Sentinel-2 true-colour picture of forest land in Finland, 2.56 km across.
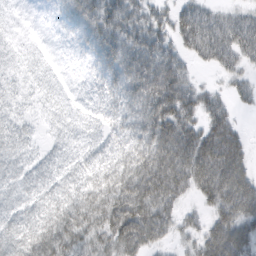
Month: March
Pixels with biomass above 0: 86%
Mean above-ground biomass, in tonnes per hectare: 57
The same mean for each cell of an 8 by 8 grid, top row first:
8 6 59 62 51 46 46 37
19 6 16 68 78 46 62 63
27 21 7 46 96 83 9 31
32 23 19 35 96 94 58 18
53 23 32 35 85 110 98 56
55 47 43 67 105 101 99 84
55 60 85 94 103 45 41 95
71 95 74 74 83 31 72 90
